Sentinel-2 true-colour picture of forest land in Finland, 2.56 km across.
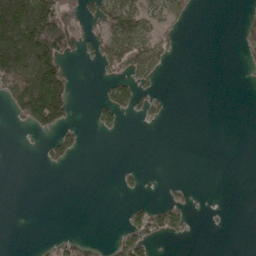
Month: May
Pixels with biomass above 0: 25%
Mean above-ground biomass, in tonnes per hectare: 31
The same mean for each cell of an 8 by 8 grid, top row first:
233 166 76 81 66 45 0 12
143 114 36 80 94 15 0 22
117 114 3 37 39 0 0 1
32 103 2 44 29 1 0 0
1 23 19 0 0 0 0 0
0 0 0 1 10 1 0 0
0 0 0 0 29 44 1 0
0 13 24 18 65 14 0 0
